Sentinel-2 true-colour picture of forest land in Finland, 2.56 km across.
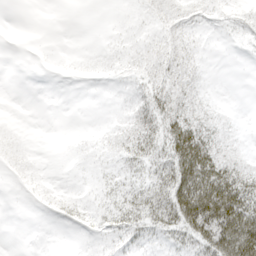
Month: April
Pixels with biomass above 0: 56%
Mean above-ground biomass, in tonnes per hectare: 22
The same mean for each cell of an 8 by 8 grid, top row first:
0 0 0 1 6 20 12 16
0 0 1 8 14 26 3 3
0 1 8 8 22 40 4 0
0 0 0 2 34 57 23 1
10 0 4 17 41 70 61 12
8 2 3 14 25 70 92 62
0 8 13 25 43 72 99 92
0 0 2 11 17 23 71 100
